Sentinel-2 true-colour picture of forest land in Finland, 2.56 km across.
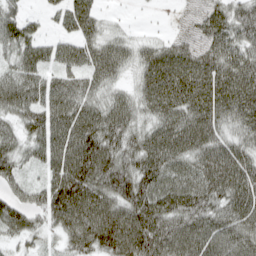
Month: April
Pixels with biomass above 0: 91%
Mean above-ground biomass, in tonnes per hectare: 70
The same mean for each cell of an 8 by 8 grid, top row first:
47 19 68 11 1 5 52 70
62 39 54 60 43 50 52 70
66 50 56 50 56 87 86 93
62 71 81 77 57 78 87 86
56 68 105 87 78 80 79 65
48 49 116 104 95 70 89 90
68 77 107 95 109 89 78 81
42 27 81 114 116 99 93 91
